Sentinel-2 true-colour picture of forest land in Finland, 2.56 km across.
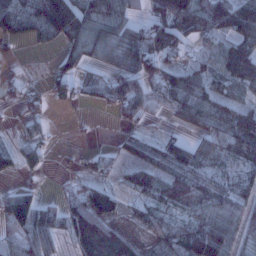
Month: January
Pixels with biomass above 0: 70%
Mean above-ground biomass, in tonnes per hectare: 58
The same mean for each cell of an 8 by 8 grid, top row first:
102 152 106 90 32 135 95 114
16 26 62 63 85 67 23 75
21 24 39 51 64 76 64 68
17 23 3 24 45 57 86 70
26 21 4 9 38 54 51 83
24 8 23 22 68 63 53 42
107 47 101 69 56 66 77 56
54 65 108 94 28 79 132 38
